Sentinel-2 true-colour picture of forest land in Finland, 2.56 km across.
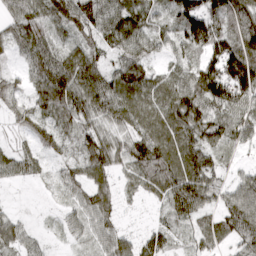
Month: March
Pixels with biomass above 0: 92%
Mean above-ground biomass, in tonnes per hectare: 58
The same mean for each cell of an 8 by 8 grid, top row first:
55 59 75 62 65 70 95 98
41 68 47 47 57 39 72 96
24 99 87 68 81 50 124 135
38 67 83 67 51 95 85 72
20 38 59 57 72 68 73 38
32 19 52 42 67 82 68 28
9 7 45 44 8 66 51 88
60 15 27 63 35 21 42 56
